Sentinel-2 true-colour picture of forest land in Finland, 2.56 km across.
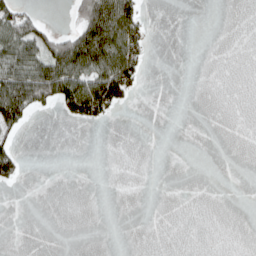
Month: April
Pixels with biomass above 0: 20%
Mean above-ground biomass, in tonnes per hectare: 25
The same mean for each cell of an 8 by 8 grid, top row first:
63 4 57 138 36 0 0 0
89 68 150 127 44 0 0 0
96 124 110 128 19 0 0 0
104 16 106 48 0 0 0 0
26 0 0 0 0 0 0 0
37 0 0 0 0 0 0 0
0 0 0 0 0 0 0 0
0 0 0 0 0 0 0 0
